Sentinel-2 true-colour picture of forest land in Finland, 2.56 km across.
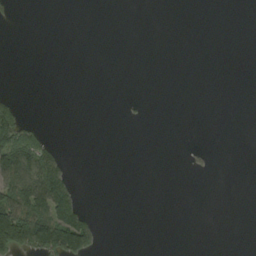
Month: August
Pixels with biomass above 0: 13%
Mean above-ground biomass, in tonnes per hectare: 22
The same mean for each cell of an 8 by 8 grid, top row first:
10 0 0 0 0 0 0 0
0 0 0 0 0 0 0 0
0 0 0 0 0 0 0 0
65 0 0 0 4 0 0 0
160 47 0 0 0 0 1 0
117 136 2 0 0 0 3 0
156 130 58 0 0 0 0 0
187 184 138 0 0 0 0 0
